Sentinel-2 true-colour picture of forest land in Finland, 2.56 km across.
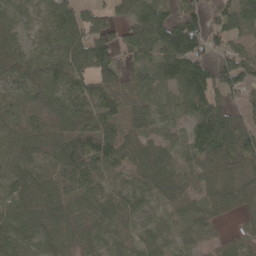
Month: April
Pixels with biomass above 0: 88%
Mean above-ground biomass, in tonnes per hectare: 64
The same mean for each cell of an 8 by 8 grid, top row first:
41 54 60 33 93 66 47 76
53 55 83 74 72 130 59 43
63 82 61 60 42 87 105 97
61 61 79 60 50 34 118 63
69 81 97 96 64 33 110 125
44 54 100 28 62 59 79 65
53 80 48 54 34 41 54 41
70 66 48 37 40 32 38 36
